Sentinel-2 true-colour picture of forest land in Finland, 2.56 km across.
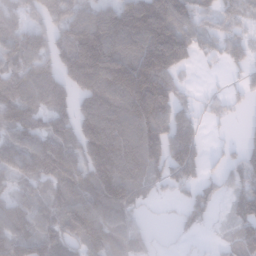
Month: January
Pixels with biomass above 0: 78%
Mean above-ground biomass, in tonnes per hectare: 119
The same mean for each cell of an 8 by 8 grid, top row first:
77 134 110 141 266 190 80 97
133 126 221 176 187 234 76 91
137 139 198 193 260 78 6 34
139 124 131 169 215 117 39 21
119 141 170 210 155 157 28 49
77 106 123 180 123 102 44 97
107 91 133 141 46 28 82 90
139 122 116 105 65 18 11 82
